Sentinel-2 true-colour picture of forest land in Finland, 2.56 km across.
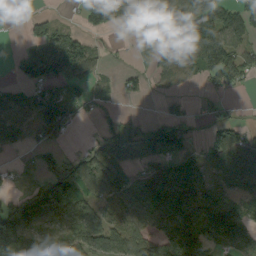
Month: September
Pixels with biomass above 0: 66%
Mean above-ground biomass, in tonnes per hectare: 79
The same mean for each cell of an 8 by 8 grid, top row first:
2 27 39 94 66 129 162 97
16 145 101 9 43 88 156 71
32 96 55 14 33 53 50 54
66 93 38 20 6 47 30 7
29 51 12 104 93 105 57 94
16 54 110 101 97 156 58 90
85 120 88 62 121 176 158 111
174 72 99 106 79 198 133 135
